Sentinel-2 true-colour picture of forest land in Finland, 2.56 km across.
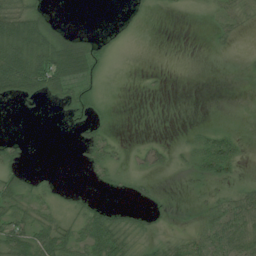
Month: July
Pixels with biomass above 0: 43%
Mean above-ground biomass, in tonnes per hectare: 23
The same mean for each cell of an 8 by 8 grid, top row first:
68 28 0 1 6 2 7 20
90 79 70 13 0 0 3 3
88 84 52 2 3 0 0 1
0 1 25 2 0 0 0 0
16 0 13 26 9 7 41 19
28 9 2 18 13 5 36 13
43 27 20 13 7 1 25 50
63 64 47 69 18 23 51 55
